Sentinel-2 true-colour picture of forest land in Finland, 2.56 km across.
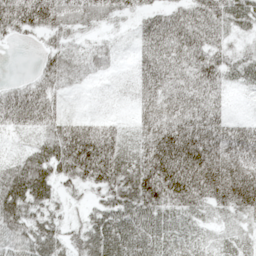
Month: May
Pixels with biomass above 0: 89%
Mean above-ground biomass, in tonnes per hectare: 52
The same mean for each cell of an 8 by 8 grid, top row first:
91 82 60 38 34 55 74 55
6 35 22 18 37 59 60 23
15 48 21 7 31 35 55 31
64 48 8 6 30 42 52 4
12 59 116 69 55 96 72 49
82 69 79 99 109 121 98 61
74 46 18 73 85 64 51 64
59 62 45 88 67 34 15 21
